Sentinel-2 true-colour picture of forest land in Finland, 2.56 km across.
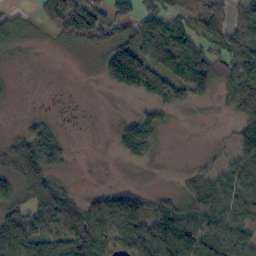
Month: October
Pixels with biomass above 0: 67%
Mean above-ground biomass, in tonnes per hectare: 70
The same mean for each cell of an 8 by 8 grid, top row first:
32 96 160 74 63 76 107 73
20 8 50 101 94 120 67 104
4 0 1 85 158 97 100 143
1 6 1 1 39 28 2 138
64 125 0 20 88 0 4 70
99 100 1 0 2 7 63 98
62 141 88 125 88 73 107 84
126 93 141 87 125 130 98 91
